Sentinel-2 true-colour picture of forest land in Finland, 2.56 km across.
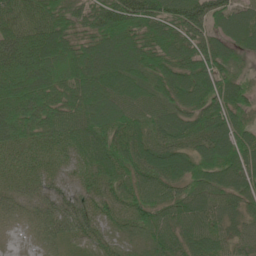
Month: June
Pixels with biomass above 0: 97%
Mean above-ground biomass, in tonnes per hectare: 73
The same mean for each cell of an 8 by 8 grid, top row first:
87 90 62 110 106 88 92 63
118 130 75 103 85 77 66 48
127 106 91 107 94 90 85 49
102 88 88 89 72 73 84 61
64 48 72 95 84 72 76 84
42 50 45 66 73 72 75 73
33 54 69 49 66 60 68 46
5 32 38 34 39 51 73 39
